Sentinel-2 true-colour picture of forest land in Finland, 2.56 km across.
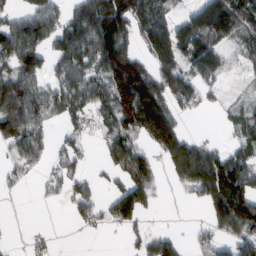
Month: February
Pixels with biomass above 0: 61%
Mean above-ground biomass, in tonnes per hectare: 78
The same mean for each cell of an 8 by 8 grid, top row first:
62 111 101 196 113 55 185 146
147 90 131 161 57 145 100 52
134 68 107 135 152 125 56 11
181 78 72 95 205 66 14 39
77 39 36 61 51 140 42 33
36 31 37 24 78 75 175 109
1 3 49 60 69 4 64 140
3 15 2 1 44 14 44 66
